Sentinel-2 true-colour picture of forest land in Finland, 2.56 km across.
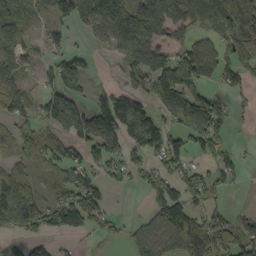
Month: September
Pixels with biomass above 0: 64%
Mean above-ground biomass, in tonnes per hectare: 83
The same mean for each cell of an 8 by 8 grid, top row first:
110 26 70 154 144 91 112 161
90 48 15 54 154 82 81 94
101 35 71 11 104 198 79 74
88 97 127 143 101 131 164 16
82 70 79 103 70 74 87 11
104 35 67 43 48 62 60 32
214 112 160 31 13 83 54 9
33 52 17 26 78 110 147 109
